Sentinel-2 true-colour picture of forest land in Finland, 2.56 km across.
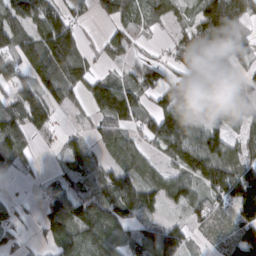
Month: March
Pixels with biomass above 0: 78%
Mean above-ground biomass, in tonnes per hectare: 87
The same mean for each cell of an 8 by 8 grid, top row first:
116 115 47 66 66 43 149 129
130 179 93 60 23 68 159 118
97 118 97 54 87 73 100 64
105 112 19 114 73 120 79 79
117 20 31 54 59 158 80 53
30 14 81 72 71 80 147 146
34 72 109 124 117 50 86 135
37 54 102 106 96 105 38 111
